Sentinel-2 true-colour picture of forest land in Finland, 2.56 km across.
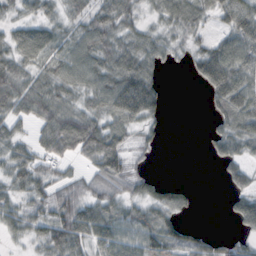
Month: October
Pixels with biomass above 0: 74%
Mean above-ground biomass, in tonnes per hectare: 50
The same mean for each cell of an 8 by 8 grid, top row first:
25 32 35 64 28 58 41 100
60 56 56 61 55 28 50 86
64 57 56 82 93 0 73 86
49 63 55 75 87 0 17 85
47 58 89 82 20 0 21 59
53 39 29 79 29 0 0 41
46 52 67 53 42 44 0 55
22 57 68 89 83 53 23 30
